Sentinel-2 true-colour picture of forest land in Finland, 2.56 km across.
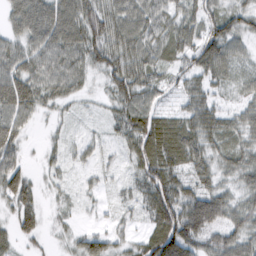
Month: February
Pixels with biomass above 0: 90%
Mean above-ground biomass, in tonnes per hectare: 47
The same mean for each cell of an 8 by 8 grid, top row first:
51 78 77 68 64 47 50 47
45 73 75 72 62 50 60 30
66 62 38 52 57 24 22 22
61 18 12 31 59 25 32 23
41 13 24 17 75 76 51 43
61 18 12 13 58 54 45 49
54 14 11 12 41 97 104 51
34 14 40 35 45 115 54 63
